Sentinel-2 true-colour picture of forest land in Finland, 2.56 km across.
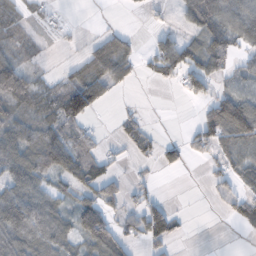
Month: November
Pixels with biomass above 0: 55%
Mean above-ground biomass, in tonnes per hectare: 44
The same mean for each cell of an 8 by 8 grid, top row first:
47 11 0 1 6 19 103 92
21 4 8 57 11 76 78 40
119 21 53 48 12 35 58 26
59 63 94 3 7 0 48 115
75 96 44 10 36 27 47 64
70 43 74 34 6 4 14 39
113 74 74 39 52 14 2 37
91 83 57 71 41 29 0 2
